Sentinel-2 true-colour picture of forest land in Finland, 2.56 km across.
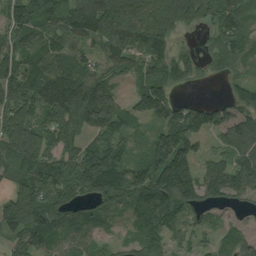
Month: August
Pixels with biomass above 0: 87%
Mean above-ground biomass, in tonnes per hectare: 117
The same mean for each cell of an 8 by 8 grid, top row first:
147 104 149 238 201 199 104 95
104 118 87 127 134 71 63 95
112 150 148 59 77 85 25 61
161 123 167 141 95 110 105 104
198 118 102 157 70 179 45 122
85 129 173 205 168 257 116 120
201 133 70 79 141 146 85 56
72 87 76 42 116 63 49 93
